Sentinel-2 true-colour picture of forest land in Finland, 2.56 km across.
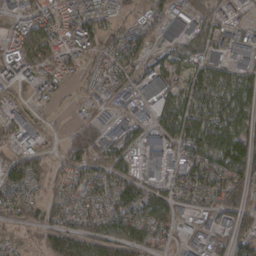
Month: March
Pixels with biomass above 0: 83%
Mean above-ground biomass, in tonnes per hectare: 83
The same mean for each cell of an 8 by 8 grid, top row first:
55 78 114 74 45 72 76 45
88 119 102 78 54 67 79 86
82 68 40 72 79 55 98 96
64 22 26 46 60 117 124 115
70 24 164 122 112 86 128 133
110 93 91 88 86 67 103 90
77 100 77 97 108 66 63 109
44 98 122 92 92 53 78 77
